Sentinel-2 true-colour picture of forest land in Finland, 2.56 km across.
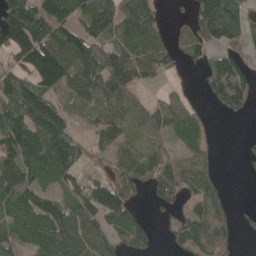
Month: May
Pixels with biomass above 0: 71%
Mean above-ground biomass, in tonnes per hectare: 76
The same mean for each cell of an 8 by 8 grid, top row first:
164 143 94 116 116 14 120 60
137 162 128 78 100 46 57 53
86 134 100 126 51 11 49 66
102 138 55 82 53 62 18 41
134 128 59 59 49 38 31 5
110 64 63 65 74 77 51 4
67 72 94 145 21 40 84 15
56 102 127 68 60 34 100 26
